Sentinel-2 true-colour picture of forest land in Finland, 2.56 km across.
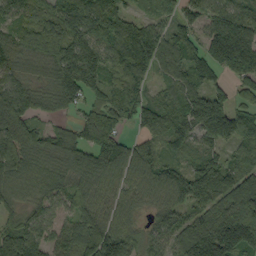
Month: September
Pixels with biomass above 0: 91%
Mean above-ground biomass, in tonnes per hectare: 108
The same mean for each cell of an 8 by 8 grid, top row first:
80 103 160 114 44 67 81 122
90 125 172 125 161 119 116 211
97 92 175 76 67 85 83 93
180 58 58 98 113 104 223 102
129 104 102 114 57 68 78 91
96 87 104 82 86 89 133 116
66 68 84 70 51 87 110 153
82 81 159 149 69 96 212 219
